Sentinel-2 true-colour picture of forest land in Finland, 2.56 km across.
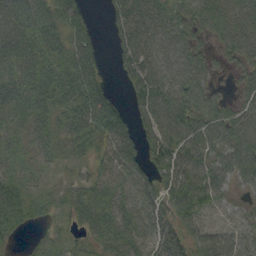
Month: September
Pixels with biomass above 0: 84%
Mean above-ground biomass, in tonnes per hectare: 50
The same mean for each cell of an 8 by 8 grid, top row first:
69 69 35 33 73 49 62 60
61 61 63 19 78 65 27 62
69 61 76 9 81 71 39 30
53 50 62 56 59 63 58 49
34 40 38 54 48 66 53 64
35 13 18 56 48 73 56 42
60 24 43 56 50 56 39 20
14 16 21 52 47 45 69 49
